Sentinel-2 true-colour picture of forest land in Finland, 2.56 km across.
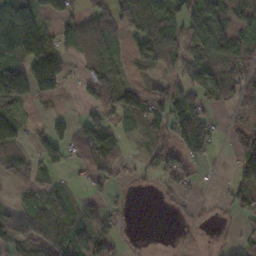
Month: October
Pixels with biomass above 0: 64%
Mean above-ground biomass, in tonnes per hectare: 70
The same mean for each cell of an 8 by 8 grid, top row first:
153 70 64 91 100 65 147 52
146 157 93 72 92 68 109 63
142 189 43 86 25 56 86 89
93 18 20 78 83 93 53 44
98 77 88 84 28 78 78 64
63 29 18 41 30 64 6 83
65 128 56 35 0 15 10 54
112 113 92 63 1 5 2 42
